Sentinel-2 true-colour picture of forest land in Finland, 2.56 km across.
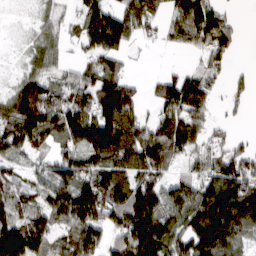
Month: March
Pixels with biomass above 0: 78%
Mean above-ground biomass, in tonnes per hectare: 92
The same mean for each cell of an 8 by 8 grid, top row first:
3 32 58 100 107 78 125 10
6 59 43 110 12 38 99 12
41 70 68 110 20 82 66 24
137 139 124 190 37 119 66 19
98 82 112 179 135 110 60 26
51 58 122 144 103 46 98 133
83 92 163 141 166 97 152 158
170 96 142 71 208 118 182 79
